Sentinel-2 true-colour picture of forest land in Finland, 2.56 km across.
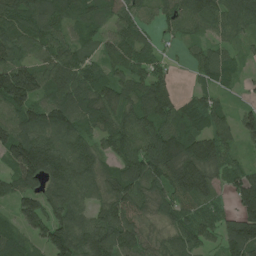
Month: June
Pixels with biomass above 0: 90%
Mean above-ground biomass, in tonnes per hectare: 101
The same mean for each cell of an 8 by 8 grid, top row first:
107 112 78 74 62 81 113 98
109 97 70 75 69 18 56 39
188 109 113 93 92 27 49 32
117 132 120 110 110 100 93 62
163 140 105 85 113 154 147 56
99 129 123 95 128 165 133 94
81 116 87 120 84 101 73 116
78 128 130 181 104 94 55 148
